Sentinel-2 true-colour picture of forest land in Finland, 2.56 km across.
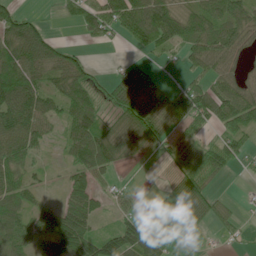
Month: June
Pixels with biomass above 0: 70%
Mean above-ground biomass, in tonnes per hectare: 66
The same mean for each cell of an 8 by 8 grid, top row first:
54 4 63 88 114 89 94 84
123 91 19 8 45 52 101 62
127 71 80 37 82 12 61 50
124 77 98 49 104 78 95 104
107 35 99 109 65 51 55 74
74 19 63 30 0 42 71 12
73 42 103 33 31 65 58 9
83 87 125 75 117 43 2 8
